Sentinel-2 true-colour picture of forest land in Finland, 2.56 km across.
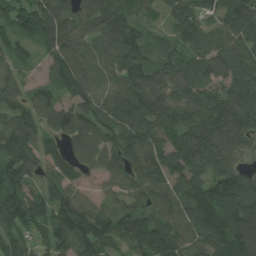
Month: August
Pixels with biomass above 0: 93%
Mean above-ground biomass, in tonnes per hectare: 100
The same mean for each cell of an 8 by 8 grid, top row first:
103 121 77 142 44 78 50 117
55 81 82 101 93 51 90 72
51 50 137 54 119 96 76 98
85 109 118 122 153 96 133 139
152 67 139 102 119 110 146 70
118 61 53 59 107 109 107 80
151 105 113 67 78 87 173 132
90 95 137 114 107 102 115 151
